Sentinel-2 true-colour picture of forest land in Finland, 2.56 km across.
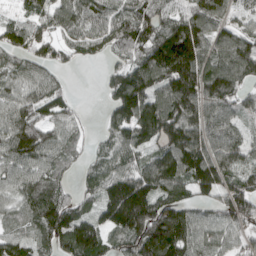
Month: April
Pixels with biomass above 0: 87%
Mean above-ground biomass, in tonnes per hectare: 108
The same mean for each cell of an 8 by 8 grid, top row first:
41 71 90 103 124 95 126 59
89 74 69 84 131 213 115 137
76 78 0 77 140 176 147 119
103 77 30 87 161 148 115 78
130 126 48 88 100 155 124 99
90 89 42 114 132 143 161 105
71 131 81 176 203 119 59 135
109 97 174 78 174 157 88 64
